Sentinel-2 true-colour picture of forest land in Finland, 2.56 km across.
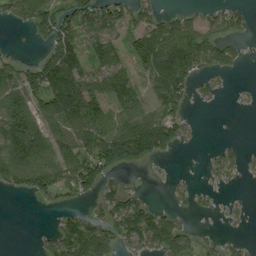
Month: August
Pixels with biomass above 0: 58%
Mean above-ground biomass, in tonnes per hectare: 74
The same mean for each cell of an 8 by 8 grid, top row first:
66 102 111 85 71 45 45 47
5 59 106 108 138 115 83 24
84 153 126 134 78 112 37 3
125 104 149 91 105 72 3 3
155 99 111 158 155 57 3 18
89 107 118 40 4 11 19 25
0 15 26 99 83 34 14 20
0 46 200 98 131 135 28 26
